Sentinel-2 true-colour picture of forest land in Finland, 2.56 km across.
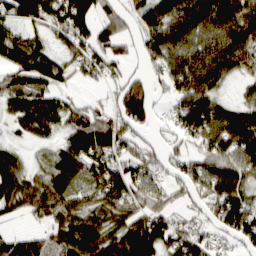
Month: March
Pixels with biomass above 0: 79%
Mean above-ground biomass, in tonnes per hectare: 74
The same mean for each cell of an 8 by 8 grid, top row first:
81 95 98 69 83 111 107 104
92 50 72 63 52 89 83 96
78 93 32 40 48 70 92 34
64 88 68 67 85 56 107 78
23 32 100 111 43 42 83 106
73 61 51 90 77 49 89 77
58 78 63 74 66 40 63 99
66 62 107 86 118 70 53 57
